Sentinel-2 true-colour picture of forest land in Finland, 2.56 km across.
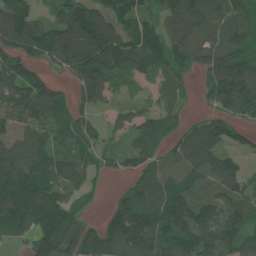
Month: June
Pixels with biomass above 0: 86%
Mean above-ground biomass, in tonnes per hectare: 116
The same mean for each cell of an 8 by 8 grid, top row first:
136 59 187 144 106 149 159 122
119 146 217 170 164 114 119 146
148 77 96 104 53 71 82 171
117 129 70 44 75 54 39 84
104 125 108 52 94 67 122 49
183 133 80 33 102 108 119 87
187 188 72 60 140 165 134 117
57 167 144 151 173 173 129 110
